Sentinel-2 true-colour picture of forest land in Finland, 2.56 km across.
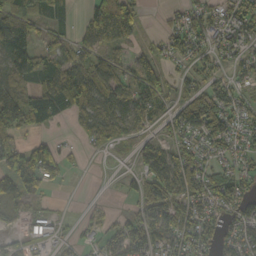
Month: October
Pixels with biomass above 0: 65%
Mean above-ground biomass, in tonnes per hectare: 58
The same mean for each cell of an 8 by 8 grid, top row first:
106 76 25 142 26 26 64 71
88 58 51 53 22 50 46 48
55 73 102 72 76 32 53 38
123 76 67 99 70 58 113 54
56 57 15 37 31 47 56 37
117 80 2 2 65 107 72 51
48 17 3 9 61 86 64 55
13 33 26 45 100 66 59 66
